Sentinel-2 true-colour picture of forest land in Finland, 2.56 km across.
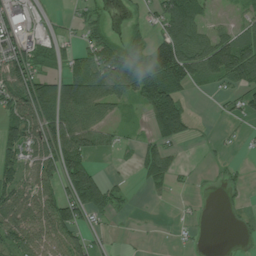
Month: July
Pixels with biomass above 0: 58%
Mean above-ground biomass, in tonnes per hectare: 63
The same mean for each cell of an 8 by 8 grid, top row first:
88 15 25 10 29 129 38 29
93 45 39 66 55 147 108 117
110 82 109 117 132 127 60 79
94 121 119 45 53 106 1 40
103 109 106 29 41 53 8 12
91 78 162 17 51 35 6 14
93 104 124 59 3 6 2 11
101 102 65 14 4 9 2 6
